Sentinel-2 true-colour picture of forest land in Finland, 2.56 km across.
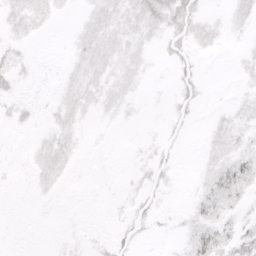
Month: April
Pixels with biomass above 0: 45%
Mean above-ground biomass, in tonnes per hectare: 6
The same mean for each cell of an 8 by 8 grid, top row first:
10 8 3 13 17 21 5 8
5 0 8 12 7 8 6 2
7 1 10 10 4 6 1 3
5 3 8 5 1 5 2 6
0 8 4 1 2 3 5 8
1 9 1 0 5 4 8 16
0 1 0 1 5 2 12 7
0 0 2 5 3 3 14 13
